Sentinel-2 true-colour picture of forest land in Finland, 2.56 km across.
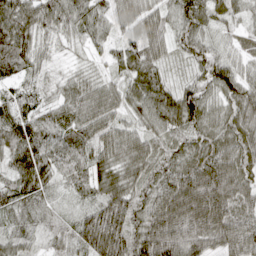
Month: April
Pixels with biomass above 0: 98%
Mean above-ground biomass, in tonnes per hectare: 72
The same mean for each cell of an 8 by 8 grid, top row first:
100 74 65 49 63 63 55 38
114 33 25 31 66 45 54 34
54 32 46 34 71 31 70 78
59 47 76 57 74 102 70 79
97 71 72 74 68 51 60 76
78 74 55 92 70 103 141 82
47 20 30 123 80 163 170 74
44 34 78 144 112 135 102 117
